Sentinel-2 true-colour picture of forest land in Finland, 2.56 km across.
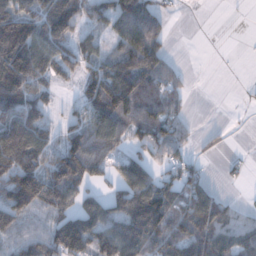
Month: December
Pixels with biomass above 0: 68%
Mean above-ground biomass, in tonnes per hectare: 94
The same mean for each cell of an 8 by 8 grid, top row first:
147 153 109 114 135 11 0 1
202 133 79 46 141 4 0 1
208 93 79 168 131 51 0 1
162 64 63 185 97 49 0 4
197 111 126 87 82 81 16 0
179 158 160 47 99 74 26 17
153 116 90 81 174 112 132 29
74 115 175 153 163 110 124 102
